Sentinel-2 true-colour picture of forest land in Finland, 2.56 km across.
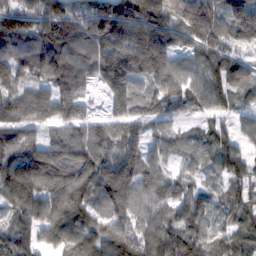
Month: February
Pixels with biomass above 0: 92%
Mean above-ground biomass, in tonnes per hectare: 94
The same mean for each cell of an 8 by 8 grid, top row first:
110 106 94 140 133 118 155 119
74 112 100 104 132 73 113 71
84 92 97 97 68 94 108 82
88 89 57 52 81 53 67 46
97 92 99 103 77 55 87 60
132 134 112 137 99 54 46 72
75 115 123 88 105 90 67 66
115 64 113 123 128 148 72 56
